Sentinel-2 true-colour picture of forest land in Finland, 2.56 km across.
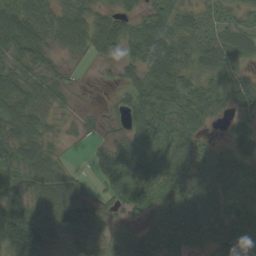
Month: September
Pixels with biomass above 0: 88%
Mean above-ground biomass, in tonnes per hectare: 53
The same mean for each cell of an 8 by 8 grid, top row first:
95 60 52 29 35 33 29 40
71 51 41 37 57 51 44 58
68 46 6 10 57 52 38 36
78 31 18 15 87 55 56 38
77 42 6 40 73 46 24 54
44 87 32 57 54 79 52 42
98 92 121 46 37 48 48 67
132 86 50 37 65 29 43 92
